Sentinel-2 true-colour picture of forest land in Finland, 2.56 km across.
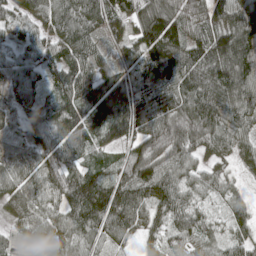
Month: May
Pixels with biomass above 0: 94%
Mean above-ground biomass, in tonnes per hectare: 91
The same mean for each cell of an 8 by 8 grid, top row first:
62 81 97 96 116 107 104 130
48 73 87 42 113 123 126 151
89 57 97 95 108 112 122 139
77 80 111 170 132 114 131 120
70 88 85 76 96 105 75 68
79 95 106 82 118 92 62 31
71 72 141 148 94 97 41 53
36 62 77 70 45 68 61 74
